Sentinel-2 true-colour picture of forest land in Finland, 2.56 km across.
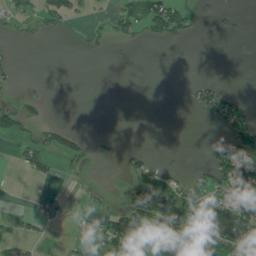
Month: June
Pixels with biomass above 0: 31%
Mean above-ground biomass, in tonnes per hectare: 33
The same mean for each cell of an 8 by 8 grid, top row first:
28 44 17 29 74 82 13 13
5 1 6 11 8 5 0 0
9 3 0 0 0 0 15 0
29 8 0 0 0 0 48 52
18 43 31 4 2 0 12 87
3 29 10 0 55 24 38 106
7 32 3 24 99 97 110 96
39 7 17 116 118 118 153 133
